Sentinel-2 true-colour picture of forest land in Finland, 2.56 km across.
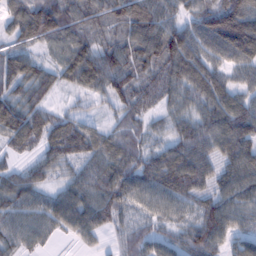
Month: February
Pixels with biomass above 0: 91%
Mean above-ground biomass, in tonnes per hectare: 75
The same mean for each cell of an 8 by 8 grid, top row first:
81 149 90 87 100 55 100 135
59 56 86 83 100 112 76 116
88 62 79 108 82 87 93 43
94 59 29 40 62 47 76 101
68 77 88 60 50 69 79 94
62 45 55 89 85 105 72 90
70 66 86 86 49 57 79 77
55 34 36 27 50 46 98 58
